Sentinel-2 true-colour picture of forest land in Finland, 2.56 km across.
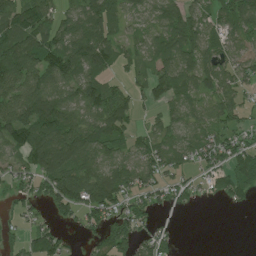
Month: July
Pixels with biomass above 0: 75%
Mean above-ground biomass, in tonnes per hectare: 63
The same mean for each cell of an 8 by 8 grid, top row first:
98 73 75 81 37 69 49 92
110 102 102 74 42 80 65 42
94 84 90 37 43 86 75 50
97 116 68 100 22 47 53 43
91 124 107 69 48 69 66 52
54 93 87 96 57 40 33 81
25 35 67 75 48 27 3 17
23 79 14 82 44 21 0 0
